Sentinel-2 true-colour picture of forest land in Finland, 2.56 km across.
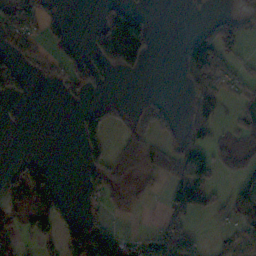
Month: November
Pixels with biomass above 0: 37%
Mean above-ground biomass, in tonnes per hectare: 54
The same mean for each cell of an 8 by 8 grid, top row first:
115 34 0 122 63 0 16 31
75 31 11 249 157 5 91 38
55 48 68 18 5 8 124 52
11 0 25 58 77 28 93 45
0 0 35 33 86 71 74 49
50 28 11 100 40 58 64 66
81 91 14 20 10 65 51 64
59 42 140 80 48 123 18 33
